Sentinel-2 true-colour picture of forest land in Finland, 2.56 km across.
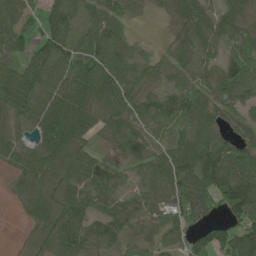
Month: June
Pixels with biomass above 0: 87%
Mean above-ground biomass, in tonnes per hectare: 65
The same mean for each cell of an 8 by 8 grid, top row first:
49 66 57 70 21 49 54 53
75 100 56 89 19 44 51 49
91 94 102 93 48 37 51 81
77 84 100 74 69 80 64 41
43 86 57 38 55 60 80 59
34 67 83 50 51 90 128 110
12 79 77 50 50 66 50 114
2 61 87 68 36 45 85 118
